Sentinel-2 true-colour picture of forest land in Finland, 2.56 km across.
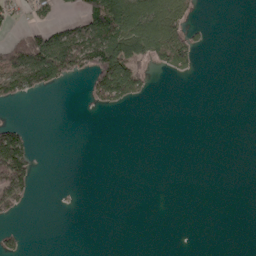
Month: April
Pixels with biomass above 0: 22%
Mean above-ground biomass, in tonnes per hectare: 28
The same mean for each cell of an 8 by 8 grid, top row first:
25 27 53 192 122 92 0 0
69 110 132 128 116 124 10 0
91 64 16 136 38 7 0 0
0 0 0 13 0 0 0 0
82 0 0 0 0 0 0 0
101 0 0 0 0 0 0 0
43 0 2 0 0 0 0 0
23 0 0 0 0 0 0 0
